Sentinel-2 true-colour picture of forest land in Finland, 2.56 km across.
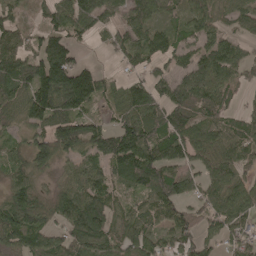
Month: May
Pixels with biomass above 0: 83%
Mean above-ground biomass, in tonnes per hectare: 85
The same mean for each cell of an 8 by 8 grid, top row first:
39 65 107 58 93 49 92 60
70 127 38 50 91 81 76 49
122 183 159 35 58 80 100 51
83 143 95 49 103 106 77 42
46 120 139 125 135 95 78 96
74 51 81 83 127 92 70 59
118 79 126 69 76 69 71 81
86 71 101 84 87 77 53 85
